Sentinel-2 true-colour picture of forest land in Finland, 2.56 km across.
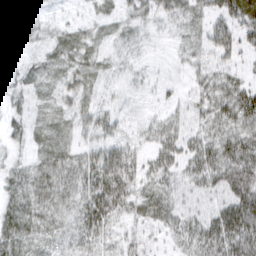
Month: March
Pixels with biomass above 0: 84%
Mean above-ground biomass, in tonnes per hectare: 27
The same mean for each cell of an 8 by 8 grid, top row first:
26 11 8 15 23 24 31 46
22 16 24 9 7 11 27 33
14 14 23 9 9 8 29 28
17 14 23 18 7 17 36 53
15 22 20 32 20 32 37 48
24 35 41 60 37 27 40 44
34 30 41 49 33 28 23 55
40 27 29 21 18 23 46 57
